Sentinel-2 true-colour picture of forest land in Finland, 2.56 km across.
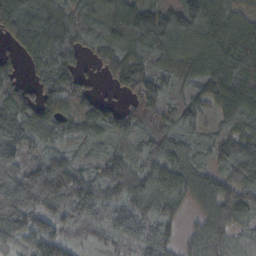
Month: October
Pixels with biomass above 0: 90%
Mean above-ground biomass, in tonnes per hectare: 104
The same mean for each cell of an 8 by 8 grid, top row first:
147 109 99 105 121 112 89 55
72 149 107 110 121 110 100 130
54 143 85 60 148 73 111 140
126 118 86 61 130 87 55 98
161 78 71 60 96 150 72 100
161 187 138 128 118 142 88 107
138 151 140 101 117 74 88 108
56 64 34 54 113 58 104 61
